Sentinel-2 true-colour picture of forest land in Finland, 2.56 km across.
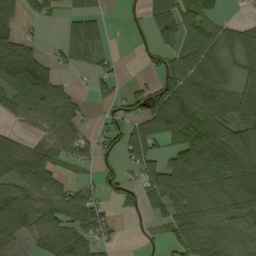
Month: September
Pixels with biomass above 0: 68%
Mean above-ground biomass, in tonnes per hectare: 67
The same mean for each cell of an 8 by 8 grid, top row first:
50 39 59 6 37 94 59 9
98 12 70 13 18 57 65 74
52 40 5 37 17 91 94 53
50 105 47 29 80 153 95 83
44 73 80 34 114 90 175 138
78 71 12 28 68 127 128 120
126 88 114 27 35 75 64 77
54 81 98 26 8 56 104 94
